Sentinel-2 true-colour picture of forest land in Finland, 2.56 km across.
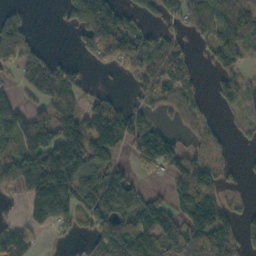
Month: October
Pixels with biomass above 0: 64%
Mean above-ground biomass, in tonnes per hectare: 103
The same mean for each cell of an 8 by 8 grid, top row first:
40 1 125 149 47 77 127 154
107 13 45 153 109 65 64 101
52 189 59 7 71 101 17 70
115 109 112 167 78 52 31 29
127 195 236 196 193 80 40 10
188 255 153 129 40 123 117 23
22 223 135 194 151 77 191 30
143 10 46 181 147 113 124 84
